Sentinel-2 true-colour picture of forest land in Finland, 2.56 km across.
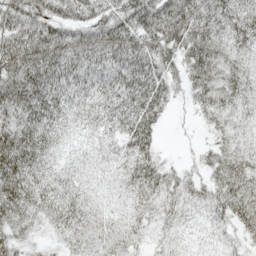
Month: May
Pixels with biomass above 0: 91%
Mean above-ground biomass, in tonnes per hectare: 40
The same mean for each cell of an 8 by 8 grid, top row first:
56 55 48 55 68 73 55 53
54 64 60 60 56 49 50 35
67 66 52 44 61 28 46 36
64 56 29 37 57 8 30 28
76 38 15 18 45 2 13 28
73 33 19 13 49 29 26 49
59 34 30 11 26 30 29 46
35 10 29 25 14 17 12 20
